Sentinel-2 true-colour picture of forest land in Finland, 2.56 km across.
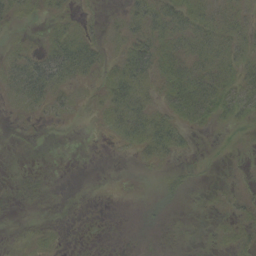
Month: September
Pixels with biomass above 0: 50%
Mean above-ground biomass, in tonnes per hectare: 11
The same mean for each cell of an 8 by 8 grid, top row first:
14 9 7 3 27 23 13 8
9 21 37 7 31 17 22 13
29 41 17 21 25 30 30 20
5 11 5 21 26 20 24 20
0 0 0 5 24 21 1 3
1 1 0 0 2 8 1 3
1 1 0 0 1 1 2 8
2 7 1 1 1 1 2 10
